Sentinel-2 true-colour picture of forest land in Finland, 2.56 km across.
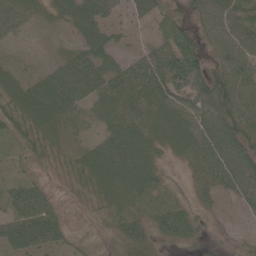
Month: June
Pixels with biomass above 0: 90%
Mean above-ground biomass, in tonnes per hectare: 47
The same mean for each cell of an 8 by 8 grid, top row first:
49 25 77 42 31 39 54 53
15 11 41 38 24 68 42 60
32 61 89 54 74 65 59 65
54 75 45 44 59 60 65 68
23 33 21 71 60 48 61 54
21 18 44 83 66 4 48 65
66 66 12 37 25 49 22 28
81 81 14 28 54 45 12 17
